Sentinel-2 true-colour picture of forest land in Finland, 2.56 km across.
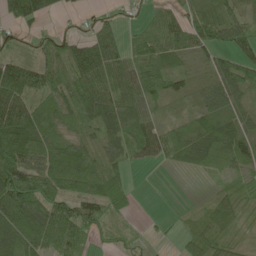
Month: May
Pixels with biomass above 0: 80%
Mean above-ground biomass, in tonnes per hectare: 53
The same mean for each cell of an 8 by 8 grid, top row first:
51 31 20 16 27 43 34 35
25 41 54 50 67 55 54 51
103 66 67 63 75 41 31 74
97 73 89 87 59 14 47 36
87 83 65 64 75 61 71 55
110 91 90 54 1 4 16 29
130 101 58 53 1 2 31 38
93 91 46 25 16 11 49 19
